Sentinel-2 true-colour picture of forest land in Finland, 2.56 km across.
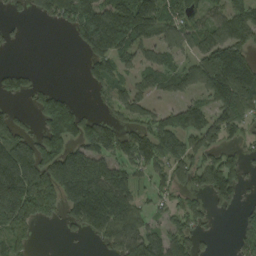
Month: August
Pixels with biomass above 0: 64%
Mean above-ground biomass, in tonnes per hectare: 106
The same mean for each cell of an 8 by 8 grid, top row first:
25 81 216 171 160 86 74 122
14 0 59 168 93 90 126 132
74 7 13 106 69 90 145 222
39 162 80 56 86 103 102 147
148 163 134 125 159 142 101 62
222 182 228 137 55 102 134 88
188 114 169 176 56 69 58 50
89 0 20 116 144 118 28 83
